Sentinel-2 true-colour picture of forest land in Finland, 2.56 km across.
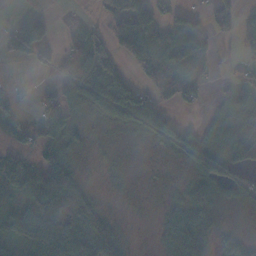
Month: November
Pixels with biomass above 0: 65%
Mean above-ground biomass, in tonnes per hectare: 51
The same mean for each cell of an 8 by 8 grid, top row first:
2 0 4 56 110 49 28 45
62 17 53 59 153 119 66 16
3 7 109 95 50 104 30 25
24 64 48 119 94 28 22 75
19 64 25 9 16 68 45 30
53 83 32 6 3 8 78 52
46 93 89 10 3 40 66 25
64 93 92 100 1 96 85 43
